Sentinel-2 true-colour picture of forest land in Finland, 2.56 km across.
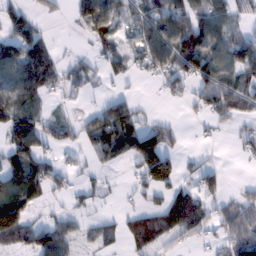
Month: February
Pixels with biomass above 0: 59%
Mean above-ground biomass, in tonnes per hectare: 58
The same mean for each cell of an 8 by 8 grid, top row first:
50 22 89 101 89 127 99 41
90 45 5 61 93 112 104 89
99 68 31 22 16 61 104 69
81 26 16 79 18 2 54 46
94 42 37 85 139 33 8 30
95 74 24 7 93 70 51 2
141 18 18 6 36 87 46 54
79 99 29 35 47 30 25 76
